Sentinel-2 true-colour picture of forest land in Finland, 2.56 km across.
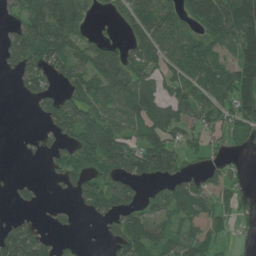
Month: June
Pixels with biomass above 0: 64%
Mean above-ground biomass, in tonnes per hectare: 68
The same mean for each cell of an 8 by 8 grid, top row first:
45 133 80 17 93 73 110 147
99 119 60 42 92 83 71 112
40 71 78 109 74 65 89 142
0 70 119 77 98 60 63 95
2 31 114 127 86 50 33 42
6 16 96 87 77 73 42 20
17 11 33 82 48 70 55 37
144 40 10 50 93 62 57 9
